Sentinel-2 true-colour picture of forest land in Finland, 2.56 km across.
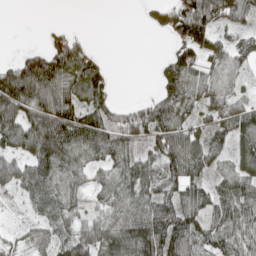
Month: May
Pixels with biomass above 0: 76%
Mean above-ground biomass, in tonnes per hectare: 72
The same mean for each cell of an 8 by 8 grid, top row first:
0 0 0 0 16 93 120 84
9 81 69 0 0 42 58 45
160 168 111 32 0 98 74 45
101 121 87 78 80 98 44 70
74 138 113 99 45 115 91 68
69 110 66 67 100 97 49 84
12 69 51 73 95 118 72 95
27 56 88 109 134 126 61 69
